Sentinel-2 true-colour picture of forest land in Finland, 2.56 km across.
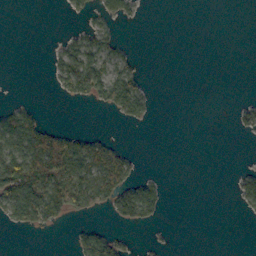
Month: October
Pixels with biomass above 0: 27%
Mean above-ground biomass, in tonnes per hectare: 21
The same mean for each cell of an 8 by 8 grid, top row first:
0 0 14 29 3 0 0 0
0 4 43 30 0 0 0 0
0 7 77 60 14 0 0 0
34 2 0 21 26 0 0 18
68 65 45 19 0 0 0 0
141 94 67 59 13 0 0 23
71 94 42 34 56 0 0 14
0 0 30 36 3 1 0 0
